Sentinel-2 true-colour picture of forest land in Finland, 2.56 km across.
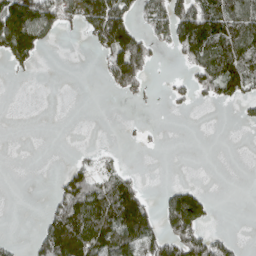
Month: April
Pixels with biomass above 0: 38%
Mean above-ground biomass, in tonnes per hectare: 62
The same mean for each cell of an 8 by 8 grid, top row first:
175 131 117 159 64 135 148 128
159 26 2 128 118 68 133 130
9 0 0 80 79 22 102 136
0 0 0 0 4 11 0 18
0 0 2 4 9 0 0 0
0 1 89 69 9 0 0 0
0 33 149 164 116 179 61 0
10 118 176 125 128 117 85 14
